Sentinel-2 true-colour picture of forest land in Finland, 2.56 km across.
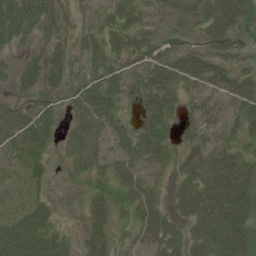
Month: July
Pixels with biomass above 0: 78%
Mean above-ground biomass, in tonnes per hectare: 35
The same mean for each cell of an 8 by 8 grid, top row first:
49 36 16 35 16 4 39 49
17 31 27 32 38 34 34 22
27 41 29 38 36 41 51 45
32 32 42 42 28 24 46 44
41 27 47 33 40 23 42 29
23 15 18 39 34 28 61 55
26 22 14 37 47 22 54 52
51 41 21 31 41 40 47 51
